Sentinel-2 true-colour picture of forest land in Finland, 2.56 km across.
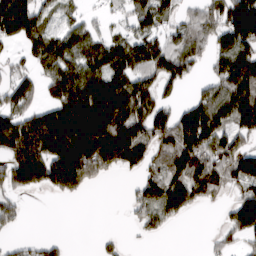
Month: March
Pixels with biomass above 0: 67%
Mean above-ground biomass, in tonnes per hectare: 93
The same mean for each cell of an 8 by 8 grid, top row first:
199 59 37 25 93 54 91 154
36 121 119 97 103 98 77 143
62 85 153 122 81 85 60 165
95 96 210 207 117 74 139 161
130 150 203 189 104 135 125 62
118 130 164 38 58 117 157 121
52 0 0 0 84 100 18 120
22 28 0 17 13 0 15 54
